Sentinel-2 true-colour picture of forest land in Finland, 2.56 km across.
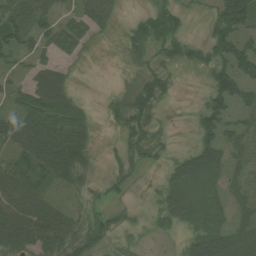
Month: August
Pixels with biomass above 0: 73%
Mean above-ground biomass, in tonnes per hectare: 41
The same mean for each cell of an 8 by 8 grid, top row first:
71 50 41 26 31 46 25 107
69 45 38 5 36 45 61 93
22 74 3 1 37 18 39 90
53 65 26 21 51 1 76 39
52 88 64 8 53 8 56 40
38 40 43 22 8 41 36 21
56 52 27 23 9 43 20 22
64 65 52 29 9 13 53 61
